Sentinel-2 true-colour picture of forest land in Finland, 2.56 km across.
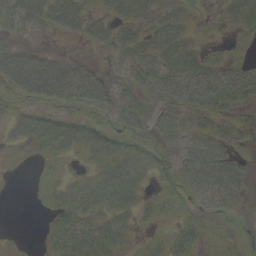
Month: September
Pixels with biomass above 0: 73%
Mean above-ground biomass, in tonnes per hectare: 32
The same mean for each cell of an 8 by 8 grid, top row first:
51 59 48 33 33 37 2 38
30 11 5 32 46 54 12 5
61 83 61 25 39 55 54 55
22 28 29 39 37 42 43 21
22 43 42 34 18 32 46 17
2 15 11 48 31 31 57 27
0 15 44 44 21 20 23 13
1 18 50 44 10 31 17 10
